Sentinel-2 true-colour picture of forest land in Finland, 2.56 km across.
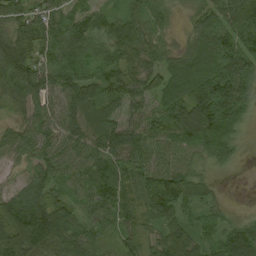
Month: August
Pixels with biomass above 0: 93%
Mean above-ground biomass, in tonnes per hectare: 70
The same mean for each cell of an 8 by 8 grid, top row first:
62 62 51 40 49 18 76 106
113 64 76 56 58 39 99 97
93 71 72 61 63 77 112 111
37 69 89 68 70 95 136 70
68 73 74 89 76 67 89 24
26 74 63 88 83 96 30 4
103 106 62 77 78 85 32 8
101 116 70 27 59 77 33 85
